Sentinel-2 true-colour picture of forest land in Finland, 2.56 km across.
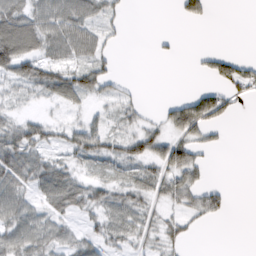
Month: February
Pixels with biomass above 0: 59%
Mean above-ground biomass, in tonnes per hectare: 34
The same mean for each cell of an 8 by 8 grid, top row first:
72 58 60 23 0 12 24 0
96 50 61 14 0 4 6 0
47 65 64 34 1 0 16 55
19 10 17 20 18 51 77 7
81 42 60 38 58 52 28 0
70 77 28 26 37 53 15 0
67 41 36 45 33 29 52 0
67 50 35 36 25 30 0 0
